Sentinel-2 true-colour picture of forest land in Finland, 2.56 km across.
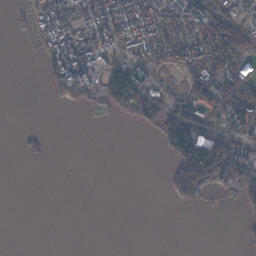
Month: November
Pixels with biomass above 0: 39%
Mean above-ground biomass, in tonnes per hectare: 46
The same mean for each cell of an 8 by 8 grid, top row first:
8 106 110 145 138 99 88 51
0 68 122 87 92 76 99 69
0 38 131 96 76 18 101 121
0 0 10 28 80 79 64 142
3 8 0 0 0 88 132 66
0 0 0 0 0 64 115 105
0 0 0 0 0 8 4 18
0 0 0 0 0 0 0 7
